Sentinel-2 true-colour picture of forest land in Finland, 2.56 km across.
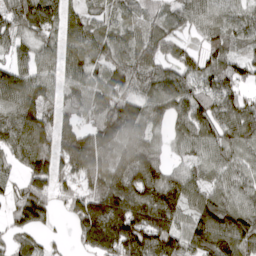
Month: April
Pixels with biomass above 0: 90%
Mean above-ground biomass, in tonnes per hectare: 108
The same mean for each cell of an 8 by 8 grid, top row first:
119 128 66 59 62 63 76 64
68 64 94 92 81 60 71 71
110 86 94 101 101 98 100 99
119 91 94 149 114 111 116 134
117 106 192 120 107 48 84 110
52 148 132 172 168 70 64 78
93 86 127 254 230 142 105 101
53 30 92 269 204 125 128 123
